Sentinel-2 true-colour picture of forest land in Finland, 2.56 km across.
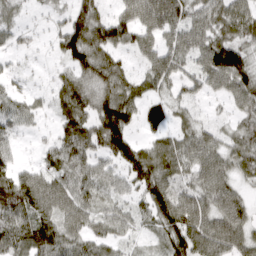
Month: March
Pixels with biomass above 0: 85%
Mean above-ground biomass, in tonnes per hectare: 65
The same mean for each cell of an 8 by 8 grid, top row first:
26 16 80 56 99 87 73 76
29 13 106 79 58 71 94 75
21 15 71 76 52 57 68 101
55 24 84 115 52 34 12 49
21 24 90 99 45 57 70 51
76 68 67 47 93 57 87 41
120 82 86 51 49 127 93 78
88 52 64 49 24 84 119 91
